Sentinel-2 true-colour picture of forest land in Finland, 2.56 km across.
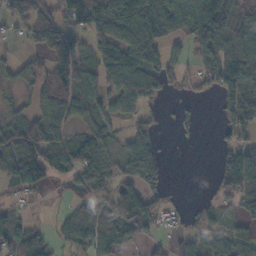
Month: November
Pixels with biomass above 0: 65%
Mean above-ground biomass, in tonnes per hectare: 59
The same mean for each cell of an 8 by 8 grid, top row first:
67 78 104 100 114 92 94 63
10 124 44 95 108 32 49 82
30 83 96 77 105 24 36 91
25 75 61 49 43 16 1 70
90 91 77 38 81 6 0 63
58 60 72 52 114 0 10 121
17 3 37 80 68 15 23 58
63 29 48 75 31 32 50 54
